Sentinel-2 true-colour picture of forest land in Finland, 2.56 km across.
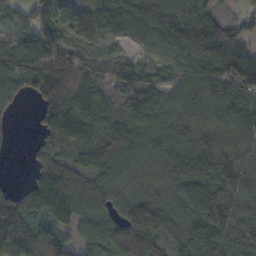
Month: October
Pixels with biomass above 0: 90%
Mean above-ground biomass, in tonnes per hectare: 114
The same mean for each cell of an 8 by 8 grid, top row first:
55 112 92 170 181 155 111 45
114 144 60 40 72 144 171 116
114 117 106 110 103 89 133 163
18 96 159 146 144 116 114 140
6 96 148 151 125 130 124 113
1 150 119 104 70 114 133 106
128 164 134 93 131 105 161 110
163 109 77 123 126 79 139 88
